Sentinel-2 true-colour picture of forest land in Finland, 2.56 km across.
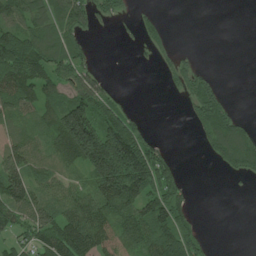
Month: July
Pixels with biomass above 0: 58%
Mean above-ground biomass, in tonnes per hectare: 75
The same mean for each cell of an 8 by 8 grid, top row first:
90 109 104 53 23 0 0 0
128 115 65 0 25 22 0 0
140 80 105 19 0 70 64 0
92 78 155 88 9 0 134 19
77 59 180 215 125 4 53 117
130 73 50 228 195 73 0 41
114 91 108 123 123 108 0 0
60 111 180 100 99 144 28 0
